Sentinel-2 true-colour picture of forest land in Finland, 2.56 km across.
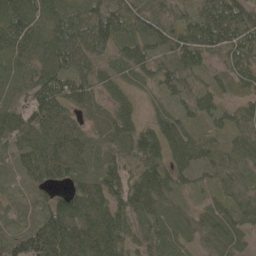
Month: May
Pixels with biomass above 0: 95%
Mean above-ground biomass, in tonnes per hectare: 56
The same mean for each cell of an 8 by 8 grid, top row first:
65 51 50 74 54 42 80 78
74 59 80 44 58 64 70 72
29 71 60 47 32 56 29 39
44 89 37 51 21 38 34 35
54 59 40 37 67 70 32 42
58 55 42 69 68 49 28 35
61 76 71 71 59 25 29 54
115 160 86 83 40 28 38 26
